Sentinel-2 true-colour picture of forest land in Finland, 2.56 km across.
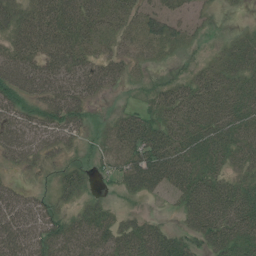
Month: July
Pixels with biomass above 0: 83%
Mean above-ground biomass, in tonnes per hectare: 41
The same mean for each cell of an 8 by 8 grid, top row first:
51 57 59 37 36 29 13 3
50 61 52 24 24 19 7 38
61 62 56 39 12 25 37 42
42 52 42 13 27 46 50 46
51 44 18 42 67 54 58 50
12 15 30 21 85 64 45 31
50 32 29 19 9 20 63 63
60 52 49 50 63 44 47 54
